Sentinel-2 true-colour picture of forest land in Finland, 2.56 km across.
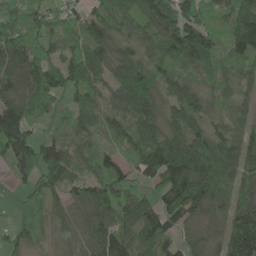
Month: May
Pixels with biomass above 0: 89%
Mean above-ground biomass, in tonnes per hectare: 89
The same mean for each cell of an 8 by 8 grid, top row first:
54 54 65 93 99 152 57 106
99 52 61 89 70 123 122 71
98 142 99 73 138 69 58 56
149 63 71 66 92 75 60 53
158 86 58 49 90 101 98 87
46 98 69 101 80 159 159 109
31 69 66 117 101 124 91 114
70 40 61 136 78 60 63 193
